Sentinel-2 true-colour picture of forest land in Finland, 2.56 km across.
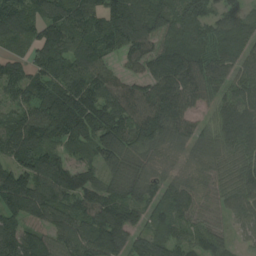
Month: August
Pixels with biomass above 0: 94%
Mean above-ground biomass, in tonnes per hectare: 96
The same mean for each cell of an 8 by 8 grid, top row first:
103 85 95 134 103 98 83 84
30 112 90 82 115 115 86 100
92 103 103 83 92 156 121 92
59 118 148 128 121 142 63 116
105 81 68 128 94 58 73 102
122 113 81 66 64 41 48 100
107 116 97 154 100 97 58 81
128 83 101 130 81 80 90 38
